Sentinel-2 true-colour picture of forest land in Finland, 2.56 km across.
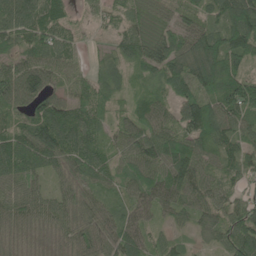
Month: June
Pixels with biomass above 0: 95%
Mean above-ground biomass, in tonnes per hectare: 77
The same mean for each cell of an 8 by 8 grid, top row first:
101 87 24 41 47 43 66 145
52 86 31 42 84 89 137 115
104 74 48 60 45 117 137 112
49 97 85 48 68 71 116 100
99 129 108 58 99 104 87 78
86 48 63 64 76 98 59 54
87 71 75 57 80 60 70 70
69 46 83 95 67 40 38 105
